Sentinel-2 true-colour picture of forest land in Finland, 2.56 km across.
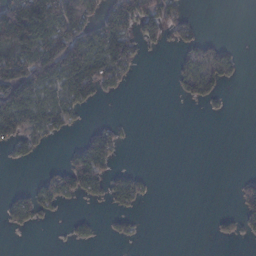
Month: February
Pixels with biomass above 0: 36%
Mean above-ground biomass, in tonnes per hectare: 45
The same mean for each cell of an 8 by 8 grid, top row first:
203 166 155 92 84 47 0 0
136 150 151 129 27 27 44 8
170 126 140 65 1 27 65 11
141 88 32 0 0 0 5 0
49 15 34 60 0 0 0 0
0 34 104 47 17 0 0 10
48 35 5 22 9 0 0 31
0 0 19 12 4 0 3 18
